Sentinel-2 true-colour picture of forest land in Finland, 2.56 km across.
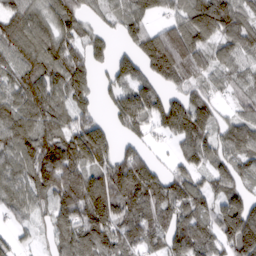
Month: March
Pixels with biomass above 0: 85%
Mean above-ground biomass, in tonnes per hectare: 101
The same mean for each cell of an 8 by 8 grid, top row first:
109 93 83 59 82 68 176 106
112 119 89 56 113 174 95 92
91 117 109 69 88 89 75 55
127 112 77 72 147 144 92 44
125 112 178 107 53 54 103 104
102 146 114 125 144 78 79 80
74 60 138 156 115 103 82 128
45 37 128 112 84 114 98 151
